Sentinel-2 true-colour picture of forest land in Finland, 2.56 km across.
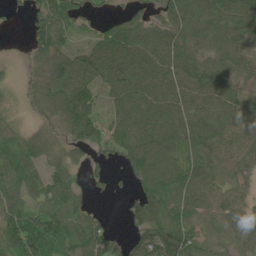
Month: June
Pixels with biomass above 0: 85%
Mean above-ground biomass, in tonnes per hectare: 75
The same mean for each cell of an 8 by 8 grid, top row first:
10 75 44 22 40 80 120 127
5 78 41 112 111 109 72 74
10 100 121 119 118 115 118 65
10 51 122 55 109 111 114 100
57 36 59 70 128 91 118 72
78 70 28 23 79 77 103 65
54 93 60 2 89 62 71 65
81 103 77 39 82 86 39 63
